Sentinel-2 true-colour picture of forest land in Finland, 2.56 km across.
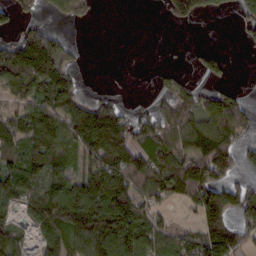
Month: February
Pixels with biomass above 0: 59%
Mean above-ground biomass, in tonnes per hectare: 82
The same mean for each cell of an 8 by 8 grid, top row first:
63 30 56 0 0 78 38 53
101 131 12 0 0 2 22 8
121 137 35 3 0 34 42 3
66 104 108 106 23 93 97 98
81 142 96 201 93 108 157 71
88 90 76 163 116 151 140 50
45 120 174 180 86 17 162 114
75 53 119 184 114 65 148 89
